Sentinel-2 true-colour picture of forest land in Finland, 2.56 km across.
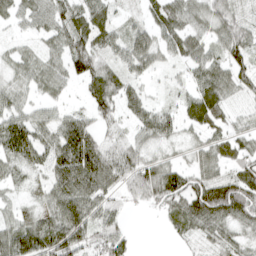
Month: April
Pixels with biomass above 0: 84%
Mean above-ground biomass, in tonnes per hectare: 48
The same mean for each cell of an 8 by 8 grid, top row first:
39 62 57 37 29 57 50 33
24 33 58 49 63 44 44 56
35 47 47 54 34 21 59 47
47 31 29 44 48 30 68 24
56 55 88 44 36 26 39 40
31 51 87 65 66 62 57 63
34 51 76 43 17 49 100 80
81 77 63 58 0 15 39 36
